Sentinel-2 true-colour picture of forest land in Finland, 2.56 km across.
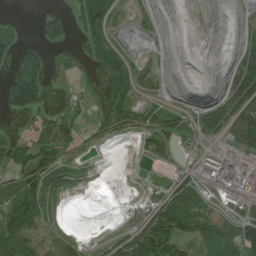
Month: July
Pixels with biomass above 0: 55%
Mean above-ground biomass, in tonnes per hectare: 42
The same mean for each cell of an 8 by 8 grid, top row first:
6 39 63 46 18 0 1 9
47 48 30 48 9 1 0 38
73 39 8 58 32 2 1 100
37 25 24 66 33 22 58 114
35 47 27 10 21 19 19 61
43 75 26 0 4 31 49 92
94 54 0 2 41 107 70 50
108 41 30 27 117 94 80 110
